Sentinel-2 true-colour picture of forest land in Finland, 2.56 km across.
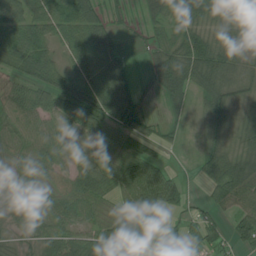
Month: July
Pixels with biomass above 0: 83%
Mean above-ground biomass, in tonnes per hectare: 52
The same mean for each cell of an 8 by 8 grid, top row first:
77 72 76 22 31 43 59 48
72 56 60 40 13 56 67 42
48 64 72 73 9 71 64 44
66 53 90 73 31 20 40 37
57 69 50 72 52 12 28 38
53 53 64 65 91 31 50 87
46 55 58 38 75 35 38 56
28 56 57 87 57 17 46 47
